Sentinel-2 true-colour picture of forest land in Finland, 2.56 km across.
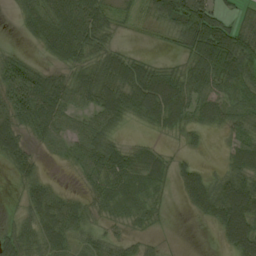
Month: August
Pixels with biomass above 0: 76%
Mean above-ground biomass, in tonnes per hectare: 46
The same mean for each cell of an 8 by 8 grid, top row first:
21 73 86 37 22 85 78 32
10 49 72 37 5 27 94 90
91 52 55 75 84 60 61 56
74 74 35 70 66 65 51 40
54 21 45 47 21 8 7 40
24 13 17 63 46 31 32 64
11 60 34 27 30 4 58 94
58 57 32 32 14 1 1 79
